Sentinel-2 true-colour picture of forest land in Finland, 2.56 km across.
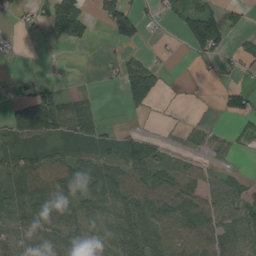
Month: August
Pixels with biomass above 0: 59%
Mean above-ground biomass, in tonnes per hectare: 49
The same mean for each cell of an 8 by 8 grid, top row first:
16 55 62 90 34 43 110 27
7 6 13 12 20 4 99 29
11 15 0 9 91 5 5 9
74 112 43 0 15 6 1 57
43 34 42 30 62 7 30 20
64 123 69 60 86 72 41 20
41 66 42 44 89 113 95 77
63 88 53 48 94 138 115 76
